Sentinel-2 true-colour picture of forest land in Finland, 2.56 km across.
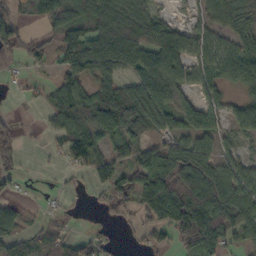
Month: October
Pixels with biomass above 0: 69%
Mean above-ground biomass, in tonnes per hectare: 62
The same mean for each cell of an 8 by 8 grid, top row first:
49 62 63 94 60 10 39 54
65 43 127 127 101 81 52 58
11 17 72 80 85 66 48 64
6 37 119 179 115 76 81 48
32 12 95 59 52 51 53 23
32 2 18 74 91 116 103 60
23 8 6 43 69 154 134 79
74 55 27 18 22 50 117 42
